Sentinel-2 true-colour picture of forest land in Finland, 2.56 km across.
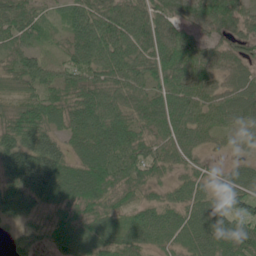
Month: June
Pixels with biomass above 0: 93%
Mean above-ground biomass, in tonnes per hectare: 63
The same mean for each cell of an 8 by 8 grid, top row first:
68 26 71 78 71 58 82 62
51 20 79 80 72 107 48 39
54 59 64 65 58 74 58 43
57 66 78 68 61 84 59 49
93 90 49 88 60 50 29 19
112 120 81 81 60 31 33 47
86 55 63 48 51 49 65 64
28 46 64 46 55 54 82 96
